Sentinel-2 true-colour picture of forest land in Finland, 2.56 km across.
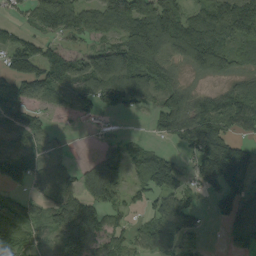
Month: September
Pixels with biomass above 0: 75%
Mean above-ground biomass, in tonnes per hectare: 82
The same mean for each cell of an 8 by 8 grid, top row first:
26 126 90 133 177 137 100 148
74 44 27 92 210 144 207 104
76 106 108 186 104 44 55 62
66 34 44 47 28 116 113 120
33 32 1 23 27 29 131 58
90 59 68 85 90 65 147 141
81 64 109 55 38 74 19 94
66 50 119 65 69 51 7 51
